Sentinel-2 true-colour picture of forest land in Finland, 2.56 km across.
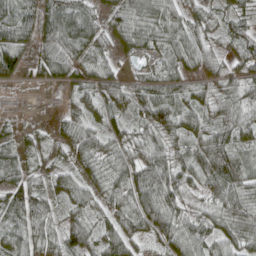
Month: April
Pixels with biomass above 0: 91%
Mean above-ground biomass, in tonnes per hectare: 53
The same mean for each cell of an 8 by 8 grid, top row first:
72 64 65 44 67 49 37 44
78 69 62 37 36 53 36 58
38 39 45 50 37 46 47 48
27 15 44 41 49 64 45 57
34 23 75 48 54 41 71 49
55 39 41 52 70 51 64 60
74 55 48 53 100 50 39 79
55 54 76 59 37 81 64 62
